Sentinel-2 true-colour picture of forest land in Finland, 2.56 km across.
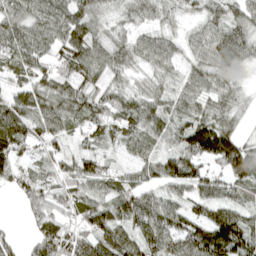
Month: April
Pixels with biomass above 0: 90%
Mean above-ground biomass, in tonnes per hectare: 69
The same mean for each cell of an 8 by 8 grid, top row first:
67 78 74 35 44 34 49 50
83 62 100 76 59 40 74 92
44 67 76 55 38 48 60 32
83 79 66 75 76 63 68 38
85 58 34 42 60 60 144 83
59 51 77 53 56 90 70 92
10 88 78 77 93 58 83 67
25 95 79 101 83 94 137 135
